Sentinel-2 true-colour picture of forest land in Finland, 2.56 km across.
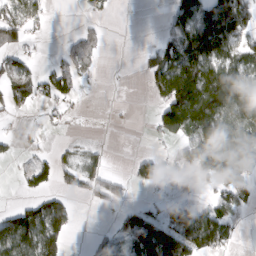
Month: March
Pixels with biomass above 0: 48%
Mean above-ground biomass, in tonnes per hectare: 61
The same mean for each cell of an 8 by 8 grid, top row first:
73 28 4 6 0 68 123 130
57 3 51 1 14 80 161 86
89 46 35 1 29 217 192 109
29 18 4 1 1 189 214 135
13 10 15 4 1 30 150 109
11 47 65 32 37 10 56 67
43 103 8 27 42 37 47 43
144 133 0 35 129 113 121 11
